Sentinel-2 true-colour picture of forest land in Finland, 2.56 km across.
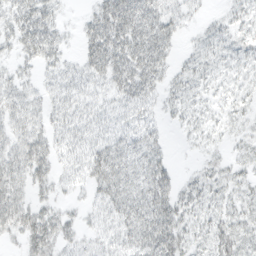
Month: March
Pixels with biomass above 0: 77%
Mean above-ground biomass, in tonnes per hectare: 29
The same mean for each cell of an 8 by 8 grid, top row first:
37 34 9 56 58 27 8 18
27 42 18 57 61 17 20 18
23 18 29 40 50 19 19 13
38 28 30 20 22 16 15 12
38 34 28 33 39 3 11 9
42 28 21 56 45 17 20 15
47 21 10 41 65 43 20 17
14 45 18 27 65 49 26 23
